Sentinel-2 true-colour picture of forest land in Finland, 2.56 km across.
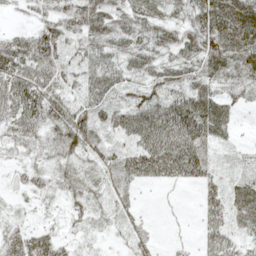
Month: May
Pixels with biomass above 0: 85%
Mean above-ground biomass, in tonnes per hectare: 46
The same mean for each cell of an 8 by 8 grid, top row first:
11 39 68 55 62 38 87 95
55 67 36 38 48 58 77 83
77 65 33 51 43 41 53 47
72 67 52 50 74 89 74 17
33 44 70 30 72 102 52 11
13 35 44 34 53 47 34 22
11 17 33 36 7 4 40 48
52 51 18 11 25 6 39 31
